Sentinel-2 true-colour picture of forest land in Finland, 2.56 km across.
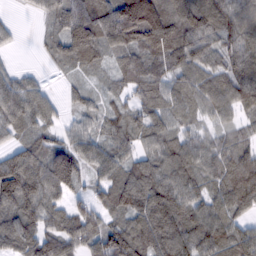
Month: February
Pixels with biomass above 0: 89%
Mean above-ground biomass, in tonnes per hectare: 84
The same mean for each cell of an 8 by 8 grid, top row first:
8 53 110 154 207 118 129 110
13 36 87 79 106 101 71 102
56 13 27 40 94 69 84 105
93 59 38 44 71 63 60 62
58 66 73 76 61 84 66 71
146 111 64 84 109 108 78 130
105 82 61 82 97 100 79 75
95 91 100 128 114 88 108 104
